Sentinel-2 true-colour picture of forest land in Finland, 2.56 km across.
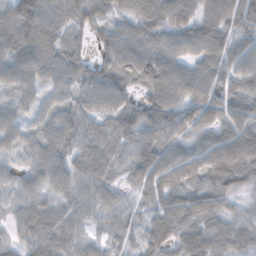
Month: November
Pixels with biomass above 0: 95%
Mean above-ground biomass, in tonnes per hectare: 73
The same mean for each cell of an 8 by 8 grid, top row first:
97 77 77 68 84 92 79 87
91 84 54 86 91 73 96 63
78 69 81 88 77 96 99 77
51 57 57 64 83 90 93 79
53 78 71 65 88 75 76 111
47 73 68 52 76 84 85 86
42 54 55 54 46 84 90 43
41 79 54 39 60 76 83 78
